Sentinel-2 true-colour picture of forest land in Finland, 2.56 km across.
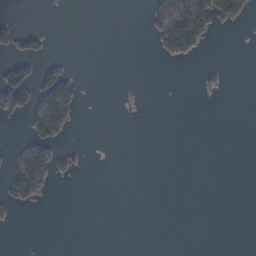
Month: February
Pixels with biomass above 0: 12%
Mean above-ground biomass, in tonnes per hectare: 11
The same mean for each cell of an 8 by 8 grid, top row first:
2 0 0 0 8 106 75 32
31 8 0 0 0 57 6 0
55 39 10 0 0 0 4 0
41 79 8 0 0 0 0 0
10 39 2 0 0 0 0 0
51 38 4 0 0 0 0 0
13 0 0 0 0 0 0 0
0 0 0 0 0 0 0 0
